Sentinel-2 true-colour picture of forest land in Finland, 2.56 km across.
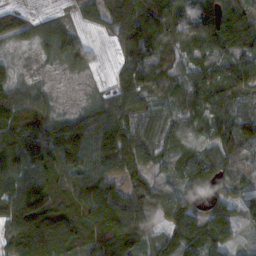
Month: November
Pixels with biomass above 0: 87%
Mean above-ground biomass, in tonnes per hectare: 83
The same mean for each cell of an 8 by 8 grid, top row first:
63 35 31 130 120 82 84 94
26 64 108 26 88 65 86 89
56 12 7 28 71 91 89 80
124 71 53 88 78 76 82 76
164 123 147 141 95 56 62 95
118 126 102 88 68 48 80 54
160 132 89 67 96 90 46 43
123 159 109 117 90 81 76 24
